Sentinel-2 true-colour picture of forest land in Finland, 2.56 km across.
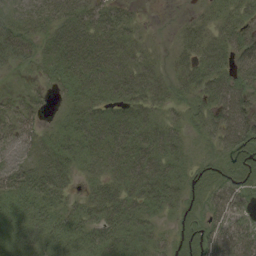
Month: August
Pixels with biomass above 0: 87%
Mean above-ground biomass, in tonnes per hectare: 36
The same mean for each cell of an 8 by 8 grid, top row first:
32 42 51 39 6 3 23 36
63 37 58 53 23 23 45 50
6 22 52 53 53 32 49 46
37 12 37 36 39 16 36 56
37 33 46 52 50 33 14 45
49 55 23 39 60 34 17 18
32 30 28 52 42 21 32 27
40 28 28 41 35 20 40 55
